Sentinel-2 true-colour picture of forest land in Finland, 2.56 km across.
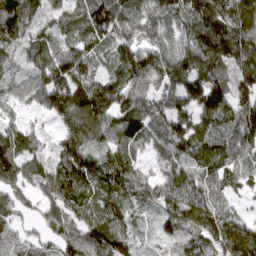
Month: March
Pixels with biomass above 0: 94%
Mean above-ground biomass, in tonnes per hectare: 96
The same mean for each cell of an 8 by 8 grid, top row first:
126 70 72 125 102 101 151 143
64 84 80 64 97 116 129 126
51 132 97 80 107 123 133 92
40 78 135 117 106 130 116 89
108 44 114 82 78 108 96 107
104 105 145 103 59 94 88 53
81 80 110 101 41 95 102 19
69 63 120 150 22 66 93 166
